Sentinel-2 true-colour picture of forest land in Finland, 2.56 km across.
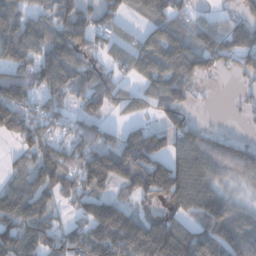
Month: December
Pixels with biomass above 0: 73%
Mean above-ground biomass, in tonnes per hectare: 87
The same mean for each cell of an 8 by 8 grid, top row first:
111 66 121 88 62 87 26 51
137 97 81 70 87 127 114 109
107 97 74 66 69 102 29 23
47 56 61 43 44 62 2 14
27 82 87 82 179 94 72 49
47 100 101 145 149 175 89 49
121 71 61 114 28 72 136 41
132 84 85 170 170 172 132 104
